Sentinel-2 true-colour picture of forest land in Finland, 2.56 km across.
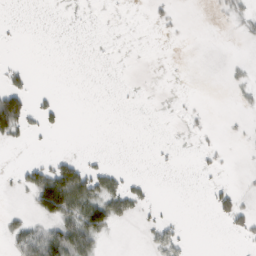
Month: February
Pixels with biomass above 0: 18%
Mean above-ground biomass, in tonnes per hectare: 14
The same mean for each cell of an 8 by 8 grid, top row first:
0 0 0 0 1 6 1 16
1 0 0 0 0 0 0 1
13 0 0 0 0 0 0 8
95 18 0 0 0 1 3 5
10 2 0 0 0 1 4 1
7 74 75 28 4 0 4 1
5 98 73 60 13 1 6 28
28 79 72 5 4 22 0 6
